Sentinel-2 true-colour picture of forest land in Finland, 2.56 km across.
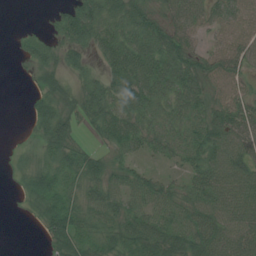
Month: July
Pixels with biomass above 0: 81%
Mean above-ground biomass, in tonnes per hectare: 47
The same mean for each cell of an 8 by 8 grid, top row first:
0 10 72 58 58 51 44 48
10 33 42 66 72 72 31 55
2 34 26 48 74 70 49 43
0 56 53 64 53 47 55 62
8 46 26 40 40 53 71 67
17 58 47 43 38 21 68 75
5 66 52 55 56 52 62 74
0 28 55 49 74 66 76 70
